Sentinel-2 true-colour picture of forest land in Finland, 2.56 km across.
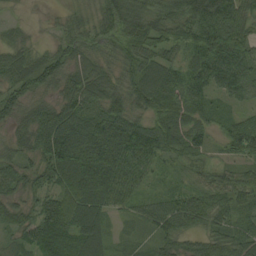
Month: August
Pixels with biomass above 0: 93%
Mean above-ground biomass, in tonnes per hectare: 68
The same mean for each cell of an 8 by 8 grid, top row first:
10 9 33 79 90 78 110 73
44 27 57 58 64 49 122 95
60 70 81 56 88 76 88 77
54 61 88 94 56 67 46 27
44 101 110 169 126 69 43 87
62 77 143 112 38 12 40 50
51 81 115 51 39 71 71 55
32 77 91 36 20 56 59 66
